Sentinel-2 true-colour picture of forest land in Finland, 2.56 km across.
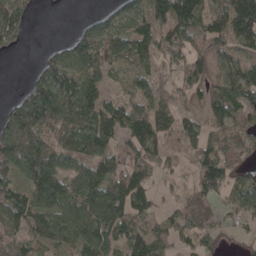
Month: April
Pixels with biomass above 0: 79%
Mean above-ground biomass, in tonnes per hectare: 76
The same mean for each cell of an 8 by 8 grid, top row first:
88 0 6 53 85 118 87 119
30 22 93 100 81 68 80 71
0 105 83 33 89 51 95 93
106 168 108 77 96 65 69 87
171 87 86 52 93 44 62 67
76 144 86 111 68 34 94 46
106 85 95 142 62 34 47 66
77 65 61 81 86 49 47 20
